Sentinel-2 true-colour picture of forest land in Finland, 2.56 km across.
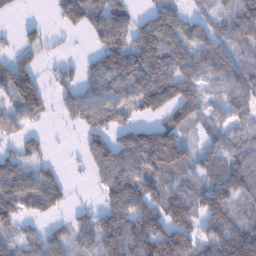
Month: January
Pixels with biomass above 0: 75%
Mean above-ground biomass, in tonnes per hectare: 87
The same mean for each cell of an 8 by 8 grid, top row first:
13 10 92 108 45 78 46 106
34 25 3 95 139 104 114 72
146 30 55 91 130 138 79 106
72 41 80 92 71 109 51 79
32 20 24 115 168 135 54 82
127 74 7 121 124 79 89 151
119 92 23 111 141 110 127 90
62 84 57 139 168 158 81 161
